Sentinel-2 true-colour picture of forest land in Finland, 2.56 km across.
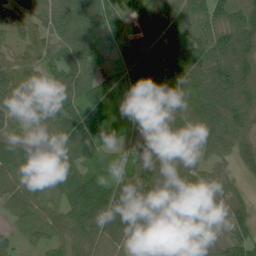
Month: June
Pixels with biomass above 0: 94%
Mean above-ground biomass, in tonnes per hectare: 91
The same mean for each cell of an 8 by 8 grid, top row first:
62 81 97 96 116 107 104 130
48 73 87 42 113 123 126 151
89 57 97 95 108 112 122 139
77 80 111 170 132 114 131 120
70 88 85 76 96 105 75 68
79 95 106 82 118 92 62 31
71 72 141 148 94 97 41 53
36 62 77 70 45 68 61 74
